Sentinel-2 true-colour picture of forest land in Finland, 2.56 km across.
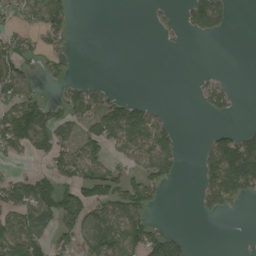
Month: August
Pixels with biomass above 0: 43%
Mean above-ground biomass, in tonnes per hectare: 54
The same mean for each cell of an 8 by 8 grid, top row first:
47 110 1 0 2 15 112 0
76 56 4 0 0 6 0 0
112 26 23 4 0 0 18 0
107 75 88 118 71 1 27 4
88 94 84 81 91 55 42 121
48 73 73 73 71 31 73 174
106 115 129 105 70 0 35 10
109 46 81 117 103 55 0 0
